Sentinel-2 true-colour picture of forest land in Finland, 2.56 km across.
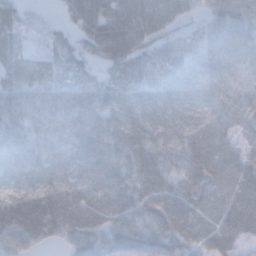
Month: November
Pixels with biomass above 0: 94%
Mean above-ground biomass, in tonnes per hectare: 52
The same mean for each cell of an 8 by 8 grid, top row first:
27 6 54 62 54 28 40 68
26 24 30 62 40 25 42 53
42 41 35 47 43 32 35 39
95 80 76 77 84 66 46 52
60 48 58 65 77 58 66 40
31 50 60 85 70 41 68 65
60 60 62 60 55 51 60 49
55 32 63 61 72 58 45 37
